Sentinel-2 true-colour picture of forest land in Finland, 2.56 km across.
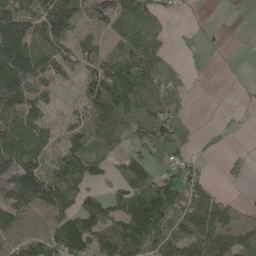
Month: May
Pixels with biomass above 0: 68%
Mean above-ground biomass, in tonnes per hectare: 94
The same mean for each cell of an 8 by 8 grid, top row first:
147 153 109 114 135 11 0 1
202 133 79 46 141 4 0 1
208 93 79 168 131 51 0 1
162 64 63 185 97 49 0 4
197 111 126 87 82 81 16 0
179 158 160 47 99 74 26 17
153 116 90 81 174 112 132 29
74 115 175 153 163 110 124 102
